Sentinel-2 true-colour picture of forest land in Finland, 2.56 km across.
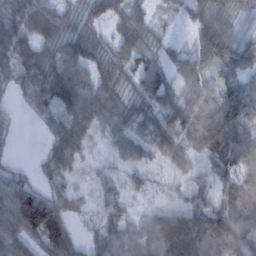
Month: February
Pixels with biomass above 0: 87%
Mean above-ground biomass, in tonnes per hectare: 56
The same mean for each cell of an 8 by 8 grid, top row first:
60 45 33 40 27 25 57 27
66 45 42 41 49 20 76 51
38 83 12 48 79 28 49 61
6 46 54 59 44 75 67 101
8 28 56 32 54 75 92 78
35 39 20 26 30 29 36 71
131 117 23 41 21 55 81 79
83 87 28 55 65 163 156 104
